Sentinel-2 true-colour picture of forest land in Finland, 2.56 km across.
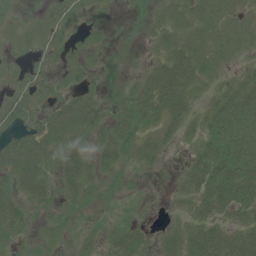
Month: July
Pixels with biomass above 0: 63%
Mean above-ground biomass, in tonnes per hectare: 16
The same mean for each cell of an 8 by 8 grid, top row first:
4 10 9 2 1 6 10 6
5 13 8 4 1 14 12 7
4 9 10 1 16 40 10 8
22 19 39 17 30 28 18 33
32 29 14 22 16 9 29 36
28 16 34 10 3 4 39 37
19 15 12 1 2 3 21 24
9 8 7 12 12 18 40 26
